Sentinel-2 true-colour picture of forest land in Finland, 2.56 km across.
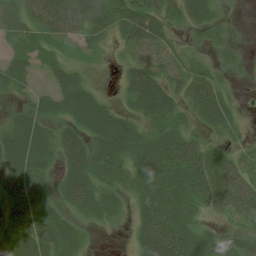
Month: August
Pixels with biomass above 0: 81%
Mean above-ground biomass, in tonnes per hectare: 42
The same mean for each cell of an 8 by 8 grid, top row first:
48 74 71 51 54 34 34 2
20 20 20 12 49 26 18 12
38 17 28 2 69 43 45 5
20 30 58 33 42 38 55 12
73 49 58 65 52 61 34 17
62 28 59 44 50 57 78 64
54 52 44 31 43 66 39 70
46 69 31 0 47 85 38 38
